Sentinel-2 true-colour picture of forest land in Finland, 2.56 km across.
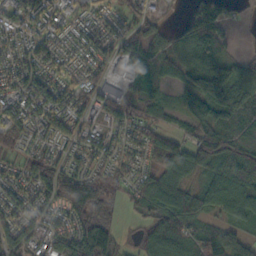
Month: October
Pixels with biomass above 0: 85%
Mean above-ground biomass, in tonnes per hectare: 79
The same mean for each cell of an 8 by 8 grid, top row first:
78 87 51 61 61 10 132 18
71 79 69 73 86 66 111 17
94 77 50 58 59 47 36 83
112 111 60 71 53 46 120 106
59 75 70 68 100 79 136 105
75 115 110 65 72 90 77 110
92 79 137 51 68 119 74 107
92 69 131 85 58 99 79 60
